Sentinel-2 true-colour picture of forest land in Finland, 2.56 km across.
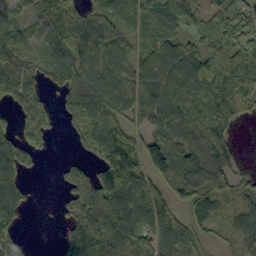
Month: September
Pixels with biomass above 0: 79%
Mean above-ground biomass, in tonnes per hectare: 82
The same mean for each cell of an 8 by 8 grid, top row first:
54 82 75 69 105 87 64 65
81 83 107 90 77 86 79 109
106 55 89 94 97 111 140 131
47 52 98 107 92 115 124 63
86 34 45 144 85 92 95 15
86 1 53 136 102 110 131 37
83 0 56 129 137 69 71 43
67 0 85 116 118 129 36 50
